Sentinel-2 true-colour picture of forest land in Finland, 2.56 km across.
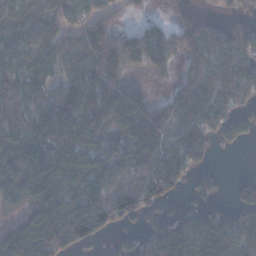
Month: January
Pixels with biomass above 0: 79%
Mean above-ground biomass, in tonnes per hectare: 87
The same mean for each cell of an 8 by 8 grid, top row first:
58 56 77 70 27 43 32 30
70 87 58 156 162 118 90 100
86 75 78 132 17 46 81 112
82 100 140 128 113 67 110 78
114 96 97 54 133 67 59 40
146 165 99 76 85 86 40 7
44 137 141 143 84 27 65 44
125 130 97 21 84 137 123 90
